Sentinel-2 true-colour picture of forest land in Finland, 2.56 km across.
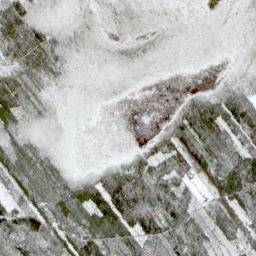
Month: April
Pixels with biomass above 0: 82%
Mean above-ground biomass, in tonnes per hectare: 38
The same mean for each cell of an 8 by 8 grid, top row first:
63 10 12 13 9 4 2 5
79 48 12 8 12 4 3 5
54 24 5 5 3 1 2 14
54 11 2 1 0 31 87 93
39 11 0 0 16 60 115 72
62 54 22 70 83 57 60 94
79 67 60 110 68 78 24 65
89 65 74 48 27 49 41 23
